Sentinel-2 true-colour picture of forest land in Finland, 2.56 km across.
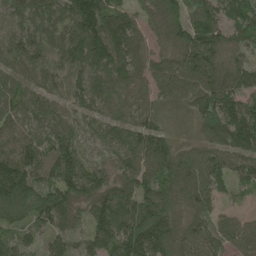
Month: May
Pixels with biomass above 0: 95%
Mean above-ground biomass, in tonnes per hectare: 105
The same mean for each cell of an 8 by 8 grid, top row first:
68 87 159 120 75 98 121 130
84 76 125 142 88 115 155 81
80 65 68 101 91 156 130 110
83 86 60 58 95 26 128 154
83 97 72 75 131 71 101 138
158 88 163 72 121 145 130 82
170 139 70 159 158 112 83 30
65 59 50 141 203 136 104 100
